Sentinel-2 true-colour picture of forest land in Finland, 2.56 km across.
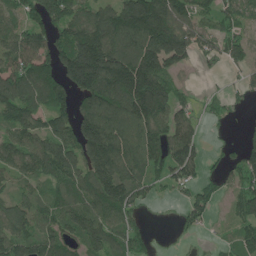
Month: June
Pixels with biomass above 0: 78%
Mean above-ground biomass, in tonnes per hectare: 119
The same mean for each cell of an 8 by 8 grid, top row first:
77 134 110 141 266 190 80 97
133 126 221 176 187 234 76 91
137 139 198 193 260 78 6 34
139 124 131 169 215 117 39 21
119 141 170 210 155 157 28 49
77 106 123 180 123 102 44 97
107 91 133 141 46 28 82 90
139 122 116 105 65 18 11 82
